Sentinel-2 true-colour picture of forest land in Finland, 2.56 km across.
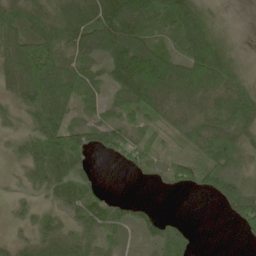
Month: May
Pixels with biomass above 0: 79%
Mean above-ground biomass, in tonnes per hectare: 56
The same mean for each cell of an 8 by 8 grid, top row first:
61 57 83 115 88 100 31 1
75 70 63 93 94 41 89 9
67 106 68 55 127 92 98 36
44 108 38 30 58 62 57 62
36 113 76 57 51 19 72 57
19 83 67 0 14 44 61 46
20 34 84 62 33 0 1 81
26 68 65 42 32 60 0 7
